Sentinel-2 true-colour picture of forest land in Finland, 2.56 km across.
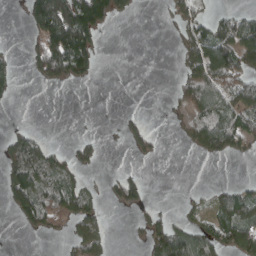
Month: April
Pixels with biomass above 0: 40%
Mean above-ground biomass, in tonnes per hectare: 65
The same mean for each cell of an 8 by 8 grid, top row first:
1 272 216 102 2 58 45 65
5 172 198 0 0 37 172 155
29 96 67 0 0 31 148 112
2 0 1 0 9 24 106 117
97 40 31 3 63 7 144 82
120 116 44 19 25 0 0 2
82 151 108 33 46 8 35 90
0 15 89 23 58 167 88 107
